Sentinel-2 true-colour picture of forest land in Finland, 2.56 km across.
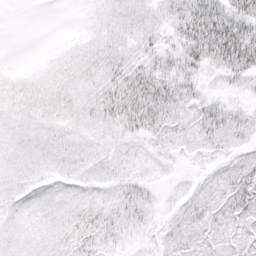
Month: March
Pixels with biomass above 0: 87%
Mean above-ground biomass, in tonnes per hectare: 16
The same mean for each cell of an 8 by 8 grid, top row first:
0 0 2 9 12 21 52 46
0 1 7 12 14 20 47 57
7 9 11 18 33 33 12 22
9 11 12 21 38 23 26 18
10 10 9 11 13 16 19 16
10 10 10 10 10 5 12 28
10 9 12 13 13 9 19 25
9 9 14 9 5 13 15 13
